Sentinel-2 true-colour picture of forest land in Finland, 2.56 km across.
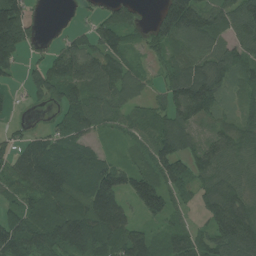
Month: July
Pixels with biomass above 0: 83%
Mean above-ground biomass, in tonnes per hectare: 84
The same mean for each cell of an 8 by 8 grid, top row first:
141 3 14 67 30 168 102 99
110 26 76 85 43 82 89 76
18 96 113 120 39 100 124 61
9 15 103 71 44 91 76 56
48 82 88 19 58 105 68 85
87 143 114 124 97 80 82 85
57 97 113 146 84 45 81 107
139 123 147 127 96 71 71 146
